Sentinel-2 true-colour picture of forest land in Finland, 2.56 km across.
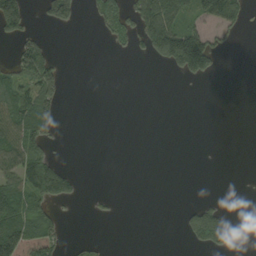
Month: September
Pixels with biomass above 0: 26%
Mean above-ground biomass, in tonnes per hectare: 38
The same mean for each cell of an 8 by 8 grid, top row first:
126 74 38 78 120 102 97 53
44 42 0 19 42 194 128 5
67 97 0 0 0 11 28 0
87 88 0 0 0 0 0 0
102 56 0 0 0 0 0 0
90 140 17 0 0 0 0 0
97 44 2 8 0 5 71 0
64 47 8 2 0 1 128 24
